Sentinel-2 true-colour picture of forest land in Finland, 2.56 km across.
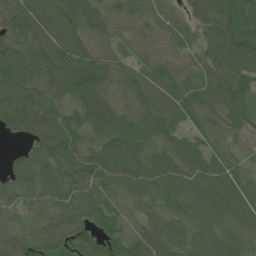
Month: June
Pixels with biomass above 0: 95%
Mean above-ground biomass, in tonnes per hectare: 81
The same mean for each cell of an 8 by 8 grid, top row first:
80 81 96 57 58 39 81 99
95 102 73 49 45 39 73 117
122 105 126 75 69 78 62 94
137 104 112 94 82 73 65 75
20 126 90 104 91 73 50 29
69 92 100 85 111 90 90 59
60 73 95 70 60 75 88 88
79 86 87 90 84 80 75 73
